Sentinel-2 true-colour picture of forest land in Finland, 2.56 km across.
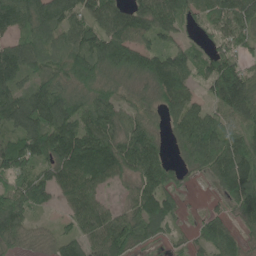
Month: June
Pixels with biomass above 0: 88%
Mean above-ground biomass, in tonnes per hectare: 89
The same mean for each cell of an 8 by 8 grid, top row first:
112 107 71 97 100 85 65 95
79 71 89 125 80 63 51 60
99 87 105 77 90 134 91 143
115 138 91 92 68 86 62 116
92 125 164 127 133 43 144 108
88 79 168 93 114 37 51 154
104 44 88 42 107 44 18 81
70 38 73 117 56 17 89 65
